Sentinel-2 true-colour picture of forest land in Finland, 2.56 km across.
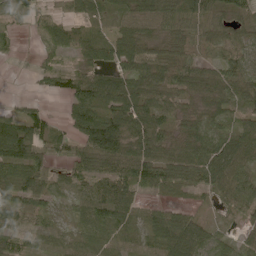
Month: June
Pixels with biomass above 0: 85%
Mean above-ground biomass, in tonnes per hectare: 68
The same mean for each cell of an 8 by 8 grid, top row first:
53 41 61 44 87 88 72 48
15 42 56 82 76 72 37 40
0 31 70 79 112 95 73 80
27 26 105 96 94 69 51 59
141 71 86 157 108 67 79 74
81 67 65 103 85 85 90 65
82 38 49 110 42 54 21 60
50 39 46 58 37 137 65 43
